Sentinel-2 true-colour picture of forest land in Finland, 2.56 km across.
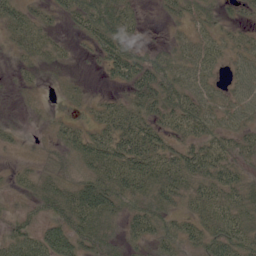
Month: June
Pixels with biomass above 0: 77%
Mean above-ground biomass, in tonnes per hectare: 37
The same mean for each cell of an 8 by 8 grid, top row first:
38 20 49 64 11 22 25 18
22 25 7 56 22 25 36 27
9 6 7 24 57 50 40 39
3 6 10 39 44 59 47 46
13 13 49 63 68 33 52 41
17 29 37 60 66 60 55 35
16 40 77 50 48 30 49 52
48 60 54 37 36 43 52 55
